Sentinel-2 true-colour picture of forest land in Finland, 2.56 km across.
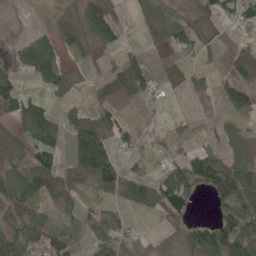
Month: May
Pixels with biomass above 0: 58%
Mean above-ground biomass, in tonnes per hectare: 50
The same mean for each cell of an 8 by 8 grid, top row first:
2 12 78 53 28 18 45 54
33 74 60 37 20 49 23 23
48 77 12 44 63 27 26 52
78 63 43 36 6 2 1 39
43 89 117 84 16 16 13 23
71 110 89 85 44 97 120 83
92 23 30 25 38 72 16 102
99 78 25 43 12 21 99 105
